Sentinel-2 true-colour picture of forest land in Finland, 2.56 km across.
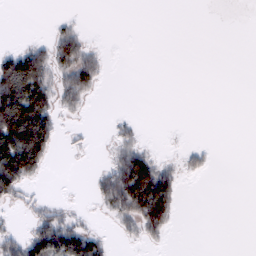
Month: February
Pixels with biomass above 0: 30%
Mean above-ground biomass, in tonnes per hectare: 30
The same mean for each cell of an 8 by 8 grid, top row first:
0 2 4 0 0 0 0 0
20 42 64 1 0 0 0 0
162 67 76 2 0 0 0 0
161 88 23 3 0 0 0 0
152 81 7 20 19 2 5 0
117 11 0 69 129 38 10 0
13 27 6 49 117 44 0 0
45 108 97 14 29 1 0 0
